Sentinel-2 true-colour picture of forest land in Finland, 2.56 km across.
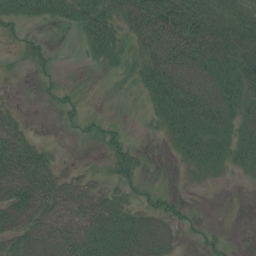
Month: July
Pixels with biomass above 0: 63%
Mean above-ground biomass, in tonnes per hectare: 43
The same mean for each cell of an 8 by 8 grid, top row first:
34 37 59 48 81 98 76 66
6 9 12 51 50 88 96 88
0 7 1 6 42 86 80 79
20 2 15 1 10 74 86 53
71 11 3 22 4 31 60 45
83 63 32 20 13 6 20 10
84 77 87 57 33 17 1 0
50 79 85 68 86 34 14 1
